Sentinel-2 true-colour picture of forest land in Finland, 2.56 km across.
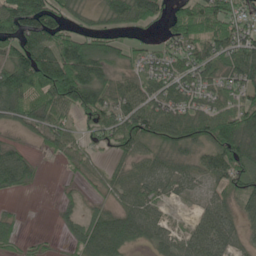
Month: May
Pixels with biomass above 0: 78%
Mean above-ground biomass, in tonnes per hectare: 65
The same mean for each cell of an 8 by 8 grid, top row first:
136 102 39 74 92 76 104 61
83 102 113 65 34 50 82 82
129 142 129 56 57 60 54 76
82 96 64 75 86 73 63 88
22 44 39 52 61 77 66 122
76 2 23 41 64 57 47 70
8 1 25 39 66 8 49 43
32 9 58 108 50 47 94 37
